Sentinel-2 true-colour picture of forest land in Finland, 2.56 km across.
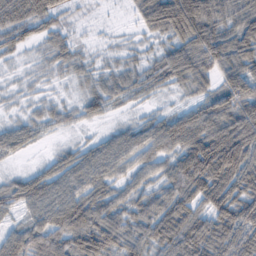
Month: February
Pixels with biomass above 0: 86%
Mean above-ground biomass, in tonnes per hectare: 58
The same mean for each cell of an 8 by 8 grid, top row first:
86 62 9 2 65 134 89 77
41 40 20 12 17 66 98 86
8 14 22 44 45 53 47 91
10 30 32 20 18 34 77 97
46 8 25 58 72 78 113 122
26 61 67 55 47 83 114 95
33 78 93 63 59 78 60 83
53 82 83 67 64 76 79 78
